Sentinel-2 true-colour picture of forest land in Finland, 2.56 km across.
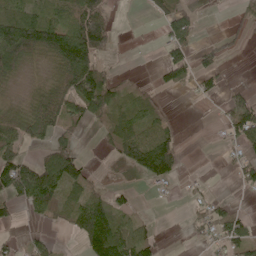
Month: May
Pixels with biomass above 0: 52%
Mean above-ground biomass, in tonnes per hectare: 52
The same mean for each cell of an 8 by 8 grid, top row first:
66 74 121 39 7 70 2 19
137 105 153 41 0 67 28 12
25 27 152 42 12 50 30 2
42 102 63 66 67 5 1 75
77 58 19 51 121 66 1 46
156 121 68 0 61 44 3 39
33 58 76 75 4 1 44 15
13 28 44 145 65 0 22 61
